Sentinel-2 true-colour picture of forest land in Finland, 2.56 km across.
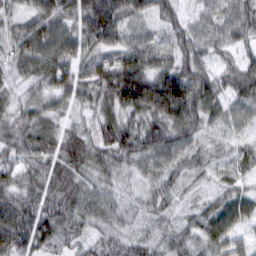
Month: March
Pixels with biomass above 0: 97%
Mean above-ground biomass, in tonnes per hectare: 60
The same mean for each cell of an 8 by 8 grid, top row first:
45 83 78 103 49 42 39 63
77 91 61 70 65 54 44 37
51 67 58 98 102 99 62 66
45 47 35 57 77 92 75 40
69 62 74 78 78 62 34 32
57 81 60 42 34 54 29 40
82 74 63 40 38 33 52 85
89 53 53 39 36 38 58 39
